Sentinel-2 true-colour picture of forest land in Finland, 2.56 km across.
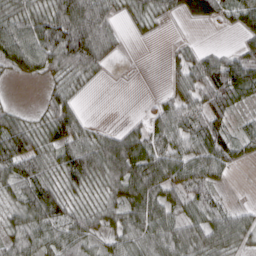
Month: March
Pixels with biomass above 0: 76%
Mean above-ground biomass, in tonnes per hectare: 54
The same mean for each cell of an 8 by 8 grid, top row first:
62 74 116 45 45 22 57 57
87 100 131 49 1 14 18 28
11 33 36 4 0 31 76 96
28 45 29 0 7 65 72 26
91 59 60 73 72 67 83 47
63 54 86 88 101 67 63 2
46 96 42 53 92 51 53 24
42 46 59 35 57 72 72 59
